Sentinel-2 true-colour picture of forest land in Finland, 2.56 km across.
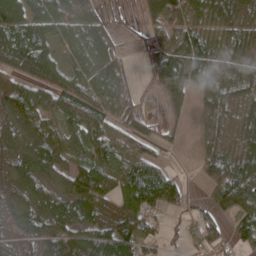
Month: April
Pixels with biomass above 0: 83%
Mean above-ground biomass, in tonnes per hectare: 52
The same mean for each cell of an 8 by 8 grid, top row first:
77 72 76 22 31 43 59 48
72 56 60 40 13 56 67 42
48 64 72 73 9 71 64 44
66 53 90 73 31 20 40 37
57 69 50 72 52 12 28 38
53 53 64 65 91 31 50 87
46 55 58 38 75 35 38 56
28 56 57 87 57 17 46 47
